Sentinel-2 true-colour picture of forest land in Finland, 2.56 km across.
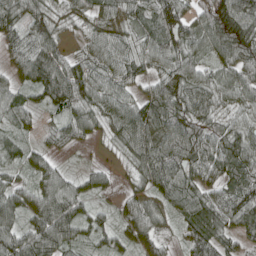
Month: April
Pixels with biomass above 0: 92%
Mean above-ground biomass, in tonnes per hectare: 70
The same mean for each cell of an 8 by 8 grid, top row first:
82 69 50 66 63 80 91 126
70 86 32 84 68 84 74 107
44 108 92 74 54 90 65 71
60 44 78 71 89 97 76 60
37 36 37 35 104 110 87 91
30 59 29 23 74 94 78 78
68 100 60 24 64 55 92 98
83 116 50 40 55 30 90 58
